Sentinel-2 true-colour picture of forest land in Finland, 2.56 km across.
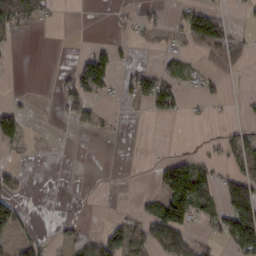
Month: February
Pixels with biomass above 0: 30%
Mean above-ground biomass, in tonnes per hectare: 32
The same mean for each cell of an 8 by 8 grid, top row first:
77 21 0 10 22 18 86 7
4 0 3 31 7 17 58 29
0 0 90 46 67 41 24 3
49 0 50 6 11 32 8 6
36 2 0 2 1 0 10 49
27 0 0 1 0 154 58 65
47 0 1 2 29 129 54 135
33 14 32 67 63 77 21 102
